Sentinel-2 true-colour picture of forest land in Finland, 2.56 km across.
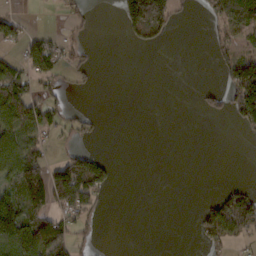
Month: February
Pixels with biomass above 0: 32%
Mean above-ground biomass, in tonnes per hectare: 39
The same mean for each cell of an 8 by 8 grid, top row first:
24 2 21 5 214 50 33 112
27 56 19 0 36 0 18 46
75 43 19 0 0 0 0 134
82 55 18 0 0 0 33 95
83 26 18 0 0 0 0 5
91 101 136 33 0 0 0 0
97 100 93 3 0 0 55 124
112 117 32 0 0 0 47 34
